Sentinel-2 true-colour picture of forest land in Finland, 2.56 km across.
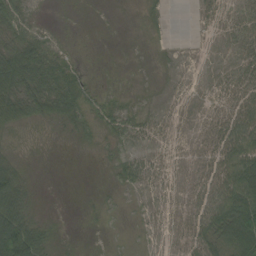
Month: September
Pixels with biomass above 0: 59%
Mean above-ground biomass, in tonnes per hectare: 28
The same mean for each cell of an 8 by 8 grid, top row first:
43 1 0 0 3 0 11 24
70 36 1 0 1 2 2 25
99 80 17 1 1 3 7 41
67 49 34 30 13 7 18 57
11 4 8 15 15 12 31 82
52 0 0 13 30 17 40 97
71 2 1 6 9 15 61 112
151 24 0 1 3 14 56 106
